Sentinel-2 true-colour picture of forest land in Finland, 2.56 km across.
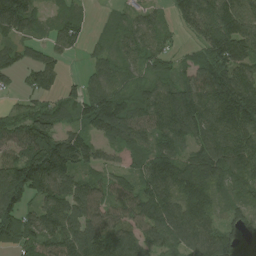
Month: August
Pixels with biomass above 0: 88%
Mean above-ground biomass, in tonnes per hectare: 107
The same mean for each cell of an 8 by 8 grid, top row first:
136 48 59 26 58 59 139 143
60 68 43 72 97 40 120 152
45 77 56 111 77 90 136 150
51 81 84 175 114 167 147 189
104 144 104 66 91 106 130 135
145 175 78 67 119 158 145 106
127 108 110 92 130 149 116 80
106 110 145 124 103 108 126 156
